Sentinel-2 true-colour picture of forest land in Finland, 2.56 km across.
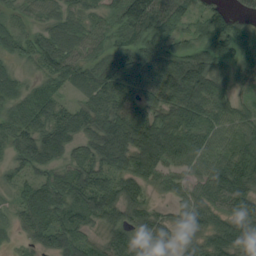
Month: August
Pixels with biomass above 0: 91%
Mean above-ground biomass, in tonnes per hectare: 74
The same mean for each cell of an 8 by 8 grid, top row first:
30 46 58 60 142 77 71 42
48 71 57 52 94 64 99 96
50 48 48 92 114 144 105 44
61 84 68 98 82 113 92 53
57 98 54 132 138 112 66 68
41 47 76 77 88 45 69 122
44 117 77 77 62 36 71 92
15 68 56 61 75 50 58 87
